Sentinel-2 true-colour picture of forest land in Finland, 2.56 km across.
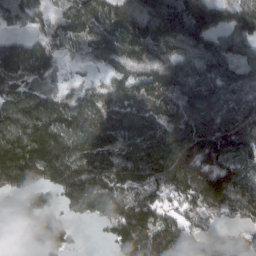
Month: March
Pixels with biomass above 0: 88%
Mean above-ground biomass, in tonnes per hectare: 156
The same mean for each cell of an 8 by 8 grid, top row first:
127 85 190 168 203 264 213 163
113 110 108 168 171 164 189 138
140 104 37 87 121 158 193 174
160 186 152 145 134 154 178 189
212 264 159 149 153 193 259 203
196 187 271 170 171 208 257 143
71 132 148 182 171 87 154 147
9 185 13 85 180 161 101 72
